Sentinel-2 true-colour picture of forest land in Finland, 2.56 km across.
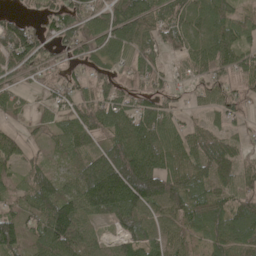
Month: May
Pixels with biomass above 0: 85%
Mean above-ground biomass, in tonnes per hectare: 84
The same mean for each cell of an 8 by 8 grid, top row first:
46 71 98 104 108 87 90 50
141 67 89 96 81 57 79 79
55 46 55 60 71 34 67 53
47 42 88 95 90 52 40 51
55 45 89 94 109 74 95 39
52 72 97 176 186 105 101 101
58 122 106 156 119 114 118 105
103 119 84 46 96 63 76 96
